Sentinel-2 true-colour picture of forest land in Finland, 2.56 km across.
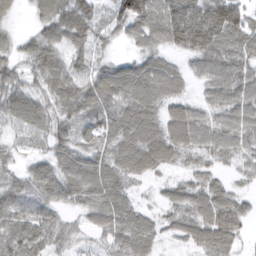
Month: March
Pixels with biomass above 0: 90%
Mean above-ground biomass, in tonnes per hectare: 65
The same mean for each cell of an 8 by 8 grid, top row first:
21 66 78 45 106 116 131 94
36 70 49 25 56 65 110 81
49 82 70 86 101 73 57 75
72 69 71 81 103 65 49 76
28 46 57 74 105 87 66 62
46 70 81 81 49 24 45 21
66 58 44 80 27 53 78 51
86 79 30 49 65 28 74 35
